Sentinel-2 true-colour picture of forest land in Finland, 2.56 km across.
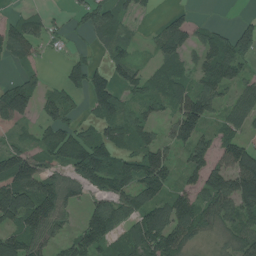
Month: July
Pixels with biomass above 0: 72%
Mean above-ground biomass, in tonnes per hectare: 78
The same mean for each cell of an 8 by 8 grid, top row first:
43 39 47 74 17 36 5 11
101 22 17 56 16 94 84 78
59 26 82 86 59 87 89 61
154 64 26 101 51 74 86 76
47 90 123 93 64 58 60 92
179 97 88 154 124 44 104 168
161 129 40 93 101 100 81 116
112 67 81 65 138 109 32 79
